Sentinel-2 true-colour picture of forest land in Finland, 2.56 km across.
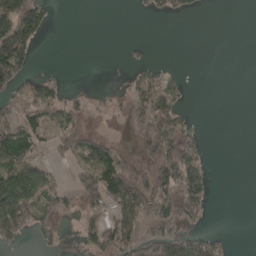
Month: April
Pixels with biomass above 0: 40%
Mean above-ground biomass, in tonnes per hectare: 48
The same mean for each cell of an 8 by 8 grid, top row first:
153 35 0 0 8 25 1 0
159 0 0 0 6 0 0 0
102 53 0 1 49 17 0 0
86 84 30 6 78 55 0 0
136 47 95 50 67 98 10 0
99 55 59 142 43 131 35 0
163 59 62 91 125 100 30 0
55 21 26 105 101 69 53 0
